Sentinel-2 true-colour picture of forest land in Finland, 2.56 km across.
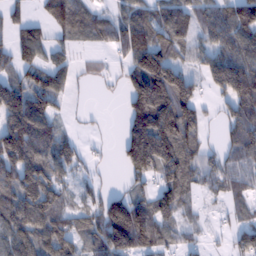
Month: February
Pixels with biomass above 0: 73%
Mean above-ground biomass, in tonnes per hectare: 88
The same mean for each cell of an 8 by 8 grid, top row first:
35 57 72 47 81 98 98 113
82 64 22 48 113 79 71 108
76 88 18 18 165 139 78 185
168 109 8 0 152 169 28 108
178 133 42 8 210 157 34 103
141 122 44 8 80 110 64 63
125 134 62 134 96 95 13 44
114 129 79 172 128 51 19 64
